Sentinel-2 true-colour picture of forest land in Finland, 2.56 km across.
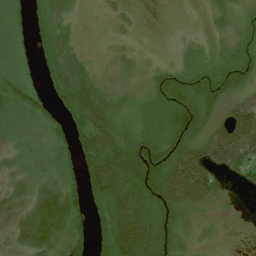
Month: July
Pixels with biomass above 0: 76%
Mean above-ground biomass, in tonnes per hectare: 36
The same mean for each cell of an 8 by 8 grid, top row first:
18 39 4 4 1 0 8 16
17 40 13 4 1 3 8 33
24 24 48 10 12 54 53 46
19 39 77 45 14 47 30 51
9 21 63 63 50 55 55 84
17 15 60 92 77 78 73 34
19 57 45 68 59 51 23 5
19 42 43 82 85 37 10 5
